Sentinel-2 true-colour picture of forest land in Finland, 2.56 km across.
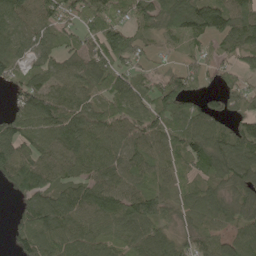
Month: May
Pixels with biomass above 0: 87%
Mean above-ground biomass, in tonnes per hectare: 79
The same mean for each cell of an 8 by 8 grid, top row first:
77 65 82 55 61 100 111 100
43 43 58 112 36 13 30 85
49 82 83 93 49 76 38 58
67 122 98 67 76 81 81 78
112 82 111 88 98 74 108 103
105 107 74 97 68 66 67 110
30 122 111 107 105 51 75 101
43 99 91 73 109 63 58 102
